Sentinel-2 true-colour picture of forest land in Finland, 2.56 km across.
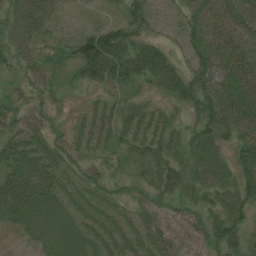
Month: August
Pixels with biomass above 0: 92%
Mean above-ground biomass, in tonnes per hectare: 43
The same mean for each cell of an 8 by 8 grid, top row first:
43 49 13 14 51 27 45 50
44 31 64 78 57 28 52 49
23 33 35 53 45 66 64 58
39 28 22 35 38 24 53 61
48 47 34 36 49 35 45 50
59 60 35 30 34 51 46 52
62 44 33 26 33 28 36 57
37 37 38 41 39 43 38 51
